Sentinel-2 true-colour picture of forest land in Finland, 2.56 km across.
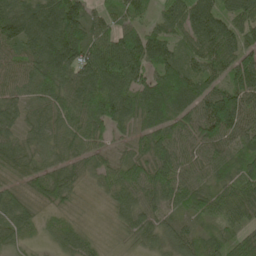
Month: May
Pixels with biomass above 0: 95%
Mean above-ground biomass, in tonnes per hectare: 74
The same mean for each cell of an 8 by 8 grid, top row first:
102 115 108 56 41 82 102 81
71 116 119 117 125 58 94 83
74 93 116 129 77 93 77 109
53 55 89 113 87 93 123 123
54 47 65 42 57 93 77 75
35 64 41 57 86 96 54 65
53 33 20 38 66 54 66 74
43 23 57 13 47 58 45 45
